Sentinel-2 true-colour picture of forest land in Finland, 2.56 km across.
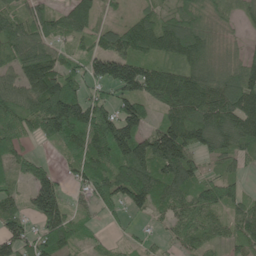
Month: June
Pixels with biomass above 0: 84%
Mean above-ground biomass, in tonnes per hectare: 99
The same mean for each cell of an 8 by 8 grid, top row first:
76 71 116 23 56 70 65 38
111 91 37 120 121 135 97 37
79 165 74 146 168 159 130 126
121 187 171 113 82 159 173 180
74 43 116 185 119 204 107 110
64 83 83 128 127 133 59 52
68 157 33 64 73 77 106 79
106 107 47 18 27 47 58 78
